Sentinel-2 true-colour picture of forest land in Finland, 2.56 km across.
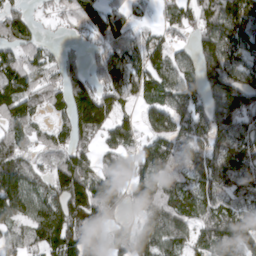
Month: April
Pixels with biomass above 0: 84%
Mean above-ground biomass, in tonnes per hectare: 94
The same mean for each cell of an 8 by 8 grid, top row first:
78 23 90 79 22 60 91 142
83 32 26 96 87 52 107 96
122 77 95 115 94 111 144 127
106 58 140 99 63 110 126 169
81 54 69 72 70 104 123 131
136 71 126 90 78 99 118 121
123 110 134 86 68 109 90 89
62 106 109 60 92 96 92 119
